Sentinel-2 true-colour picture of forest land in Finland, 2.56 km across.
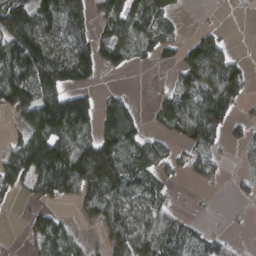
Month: March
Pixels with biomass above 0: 61%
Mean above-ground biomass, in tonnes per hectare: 76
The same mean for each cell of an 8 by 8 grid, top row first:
135 113 92 92 103 32 5 2
133 116 101 99 50 47 106 2
132 127 81 3 1 38 84 92
81 186 162 102 15 103 154 29
49 171 99 147 92 36 70 23
106 163 170 189 93 18 45 17
7 41 30 98 73 22 5 5
3 109 39 60 107 81 46 7
